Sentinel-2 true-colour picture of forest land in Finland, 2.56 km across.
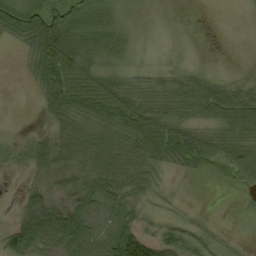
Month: September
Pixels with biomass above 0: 73%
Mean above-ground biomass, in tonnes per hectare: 46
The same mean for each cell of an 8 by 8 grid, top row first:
81 81 65 29 1 0 0 2
18 125 90 57 2 1 0 2
1 92 73 44 20 30 34 21
0 49 82 87 69 45 56 76
40 54 84 90 82 76 70 66
15 38 59 72 55 15 31 66
15 69 55 43 31 18 6 7
62 55 74 73 75 64 39 7
